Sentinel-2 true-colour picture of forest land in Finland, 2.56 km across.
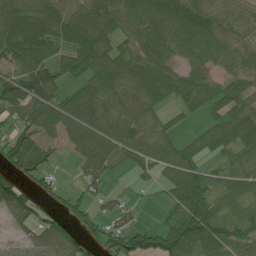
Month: July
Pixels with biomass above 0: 78%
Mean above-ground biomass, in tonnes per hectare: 74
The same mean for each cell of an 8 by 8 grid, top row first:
133 134 91 102 114 130 87 35
126 109 131 78 79 75 68 52
93 110 56 87 84 68 62 54
75 82 96 62 50 28 42 77
111 79 58 67 65 51 54 76
86 56 36 35 26 79 57 64
118 47 64 37 12 59 78 54
35 95 61 78 88 103 91 76
